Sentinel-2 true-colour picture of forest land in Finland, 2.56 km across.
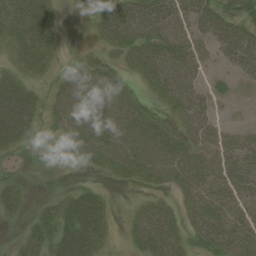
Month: July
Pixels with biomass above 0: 76%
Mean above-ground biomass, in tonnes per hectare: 41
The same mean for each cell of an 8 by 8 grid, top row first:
65 38 10 66 77 56 58 46
42 41 6 33 67 61 36 74
46 20 50 36 27 58 17 17
100 34 63 64 25 26 29 3
54 18 48 62 67 40 42 41
18 9 2 18 34 47 51 45
29 23 76 19 24 20 41 31
15 47 88 21 46 43 42 45
